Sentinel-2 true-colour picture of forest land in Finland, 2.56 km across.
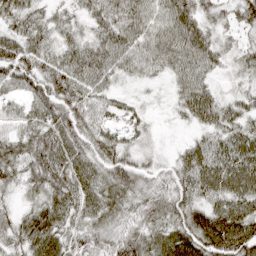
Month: April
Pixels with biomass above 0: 94%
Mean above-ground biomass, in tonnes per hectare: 67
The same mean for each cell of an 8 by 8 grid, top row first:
67 46 41 78 82 101 45 52
75 58 73 88 80 104 72 41
73 87 82 45 31 52 48 31
50 82 84 38 20 28 78 62
74 85 81 65 21 15 64 85
56 91 85 74 50 68 90 95
34 80 70 63 67 72 72 90
62 79 59 61 71 95 109 133
